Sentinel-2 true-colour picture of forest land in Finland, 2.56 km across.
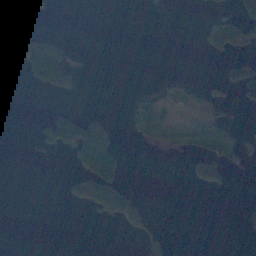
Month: November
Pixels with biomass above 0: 19%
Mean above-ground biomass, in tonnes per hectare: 22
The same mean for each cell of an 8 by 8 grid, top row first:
31 16 0 0 0 0 11 45
85 66 0 0 0 0 25 46
11 85 11 0 0 15 7 73
0 13 21 4 53 54 48 5
0 38 106 56 16 29 33 33
0 0 57 69 0 0 49 1
0 0 23 95 30 0 0 10
0 0 0 0 43 5 0 2
